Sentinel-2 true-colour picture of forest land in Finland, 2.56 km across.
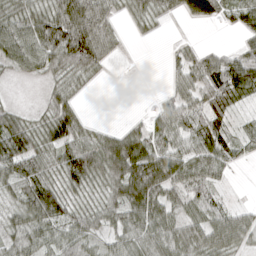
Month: April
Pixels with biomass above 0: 76%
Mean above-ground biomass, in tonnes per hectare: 54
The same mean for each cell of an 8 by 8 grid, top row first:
62 74 116 45 45 22 57 57
87 100 131 49 1 14 18 28
11 33 36 4 0 31 76 96
28 45 29 0 7 65 72 26
91 59 60 73 72 67 83 47
63 54 86 88 101 67 63 2
46 96 42 53 92 51 53 24
42 46 59 35 57 72 72 59
